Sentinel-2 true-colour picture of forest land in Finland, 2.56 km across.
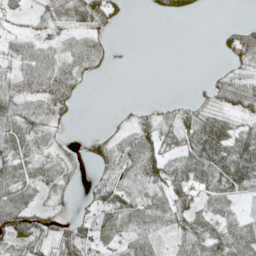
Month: May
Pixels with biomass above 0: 66%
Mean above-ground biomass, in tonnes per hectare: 43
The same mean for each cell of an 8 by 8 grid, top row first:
17 38 72 48 3 22 2 0
33 34 38 14 0 0 0 61
48 72 38 1 0 0 14 52
56 48 9 2 19 33 39 51
56 30 18 41 80 46 108 84
66 54 18 42 67 75 83 106
99 48 20 73 66 80 51 23
63 56 65 36 50 34 82 88
